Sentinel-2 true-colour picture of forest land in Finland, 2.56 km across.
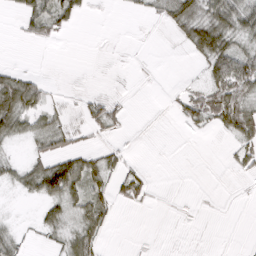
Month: March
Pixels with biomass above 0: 40%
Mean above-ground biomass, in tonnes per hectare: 22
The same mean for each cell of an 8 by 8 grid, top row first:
14 66 24 0 10 60 54 62
0 3 0 1 0 5 83 35
50 10 1 2 1 1 36 82
79 31 13 29 0 12 50 65
16 33 14 12 0 0 1 30
27 93 79 30 18 0 0 8
1 30 35 30 5 1 1 1
26 14 50 3 1 0 0 0
